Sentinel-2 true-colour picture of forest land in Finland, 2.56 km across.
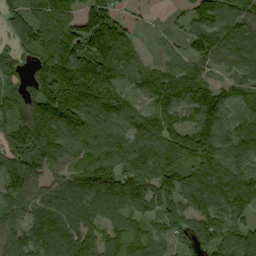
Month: September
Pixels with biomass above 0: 89%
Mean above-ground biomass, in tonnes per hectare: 101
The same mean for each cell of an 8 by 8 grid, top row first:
95 120 42 69 18 30 78 108
84 117 103 77 29 27 121 127
63 106 161 101 87 103 76 81
101 122 142 116 83 102 180 70
123 148 101 117 105 148 189 126
140 84 106 97 117 110 139 110
83 100 74 93 93 111 114 101
88 99 118 78 90 84 143 106
